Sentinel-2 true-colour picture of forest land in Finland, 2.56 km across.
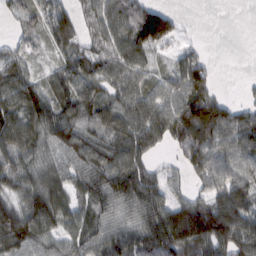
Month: February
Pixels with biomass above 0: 83%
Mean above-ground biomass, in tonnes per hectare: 82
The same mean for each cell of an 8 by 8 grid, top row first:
54 99 64 91 113 30 0 0
40 46 69 85 102 32 8 0
86 54 102 87 65 76 75 7
96 105 96 100 103 110 138 65
101 82 109 106 99 82 118 86
87 92 77 118 103 26 88 82
73 125 67 80 111 94 108 102
89 74 73 102 91 130 146 114
